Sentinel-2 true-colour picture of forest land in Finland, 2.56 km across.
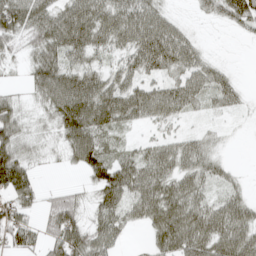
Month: April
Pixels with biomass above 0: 75%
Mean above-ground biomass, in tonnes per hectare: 47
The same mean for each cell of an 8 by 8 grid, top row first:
87 65 75 65 64 12 20 57
25 66 66 43 83 79 10 1
6 76 67 42 42 44 51 12
35 34 97 72 55 43 15 11
55 11 78 20 23 39 23 1
81 2 17 73 67 58 41 8
58 36 36 60 61 69 49 46
53 47 68 47 12 77 77 71
